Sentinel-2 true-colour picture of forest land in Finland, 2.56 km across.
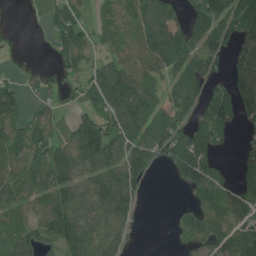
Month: July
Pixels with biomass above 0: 71%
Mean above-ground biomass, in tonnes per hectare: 87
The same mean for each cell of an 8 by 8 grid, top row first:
1 32 55 64 93 53 171 116
15 18 94 72 108 122 120 102
43 45 72 156 106 87 92 106
68 54 60 126 128 147 100 91
90 142 152 132 126 129 82 33
93 120 107 115 83 63 87 67
66 121 119 126 27 12 62 72
92 107 110 96 10 29 56 108
